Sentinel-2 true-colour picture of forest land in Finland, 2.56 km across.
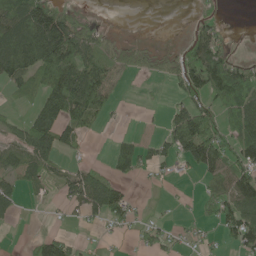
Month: June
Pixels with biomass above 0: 51%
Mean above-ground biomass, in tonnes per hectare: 47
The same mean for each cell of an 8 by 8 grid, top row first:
89 111 29 0 0 0 20 0
122 180 122 41 20 16 79 1
59 78 132 59 7 42 91 85
10 76 88 19 3 42 68 73
50 87 28 21 30 72 120 68
39 28 50 36 18 11 43 75
32 4 49 88 3 3 37 93
0 58 9 4 30 16 9 61
